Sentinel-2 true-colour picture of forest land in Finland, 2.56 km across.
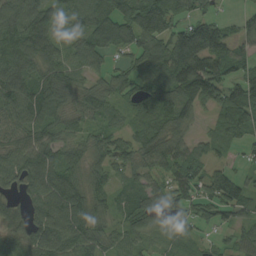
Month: August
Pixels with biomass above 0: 86%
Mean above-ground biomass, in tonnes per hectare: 78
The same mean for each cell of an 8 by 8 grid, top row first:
111 80 90 119 159 107 50 25
104 81 70 80 98 131 126 51
109 78 45 61 100 147 138 66
81 87 59 45 68 99 36 120
65 82 57 72 84 79 32 52
81 97 70 63 65 79 84 47
52 103 96 50 88 57 68 79
70 108 89 56 51 43 18 55
